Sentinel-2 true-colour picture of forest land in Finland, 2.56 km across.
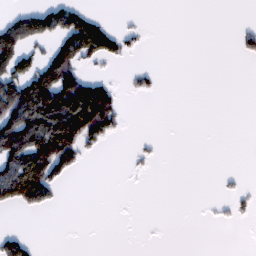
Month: February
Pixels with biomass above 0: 25%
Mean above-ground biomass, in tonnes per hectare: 35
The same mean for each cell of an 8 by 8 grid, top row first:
32 79 60 5 2 0 0 0
103 40 111 53 8 0 0 19
106 135 82 19 16 0 0 0
134 159 181 86 0 0 0 0
147 167 108 12 6 0 0 0
127 120 8 0 4 0 0 6
34 34 0 0 0 0 3 16
48 0 0 0 0 0 0 0
